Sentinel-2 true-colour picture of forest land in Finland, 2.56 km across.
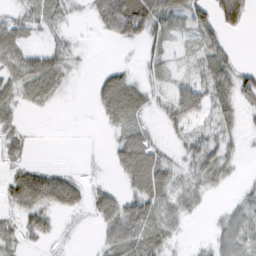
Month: February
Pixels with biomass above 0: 64%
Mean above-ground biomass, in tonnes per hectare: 29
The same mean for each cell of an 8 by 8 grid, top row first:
18 41 5 76 89 37 45 58
42 30 7 3 18 9 45 4
43 59 4 46 18 17 57 52
23 8 0 40 28 44 39 32
18 0 0 13 36 15 44 15
35 54 11 7 58 29 45 7
31 43 23 45 50 34 7 21
23 15 1 32 46 12 11 36
